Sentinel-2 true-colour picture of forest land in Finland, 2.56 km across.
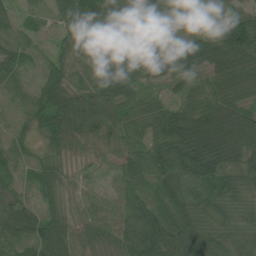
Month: July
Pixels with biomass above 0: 95%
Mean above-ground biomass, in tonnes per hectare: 62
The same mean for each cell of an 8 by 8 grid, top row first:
34 32 100 73 63 44 13 56
49 16 47 78 83 61 67 93
40 46 40 81 60 55 48 61
28 62 83 57 55 63 86 64
32 40 54 60 82 124 138 98
33 45 20 21 85 93 101 70
58 43 32 39 75 91 73 51
56 81 61 59 115 91 74 57
